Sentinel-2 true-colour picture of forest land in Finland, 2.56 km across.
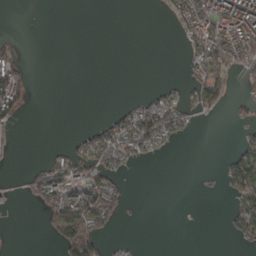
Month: March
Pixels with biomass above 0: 30%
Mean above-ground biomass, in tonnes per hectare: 37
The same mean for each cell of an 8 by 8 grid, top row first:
0 0 0 0 0 55 114 162
23 0 0 0 0 1 120 141
97 0 0 0 0 10 110 27
57 0 0 15 94 90 36 18
7 3 42 95 91 22 0 29
6 88 83 70 0 0 2 108
6 70 112 76 2 0 0 67
0 12 154 18 1 0 0 30
